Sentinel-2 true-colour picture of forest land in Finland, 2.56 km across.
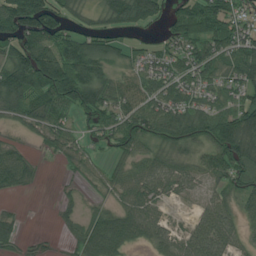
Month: July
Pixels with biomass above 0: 78%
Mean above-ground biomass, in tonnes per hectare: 65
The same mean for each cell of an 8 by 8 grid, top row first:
136 102 39 74 92 76 104 61
83 102 113 65 34 50 82 82
129 142 129 56 57 60 54 76
82 96 64 75 86 73 63 88
22 44 39 52 61 77 66 122
76 2 23 41 64 57 47 70
8 1 25 39 66 8 49 43
32 9 58 108 50 47 94 37
